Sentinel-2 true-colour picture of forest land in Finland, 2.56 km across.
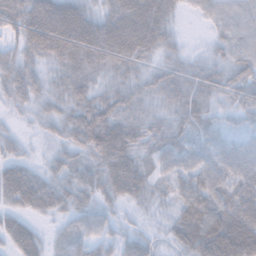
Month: November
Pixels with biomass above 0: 91%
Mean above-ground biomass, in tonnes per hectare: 49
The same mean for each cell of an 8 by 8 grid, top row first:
63 64 66 70 102 26 31 45
36 77 95 96 81 24 17 48
49 31 61 38 36 46 50 57
13 28 62 70 39 40 39 35
19 14 51 113 40 43 43 38
54 31 37 47 35 44 62 62
33 37 36 22 16 31 70 86
44 20 45 34 32 25 100 126
